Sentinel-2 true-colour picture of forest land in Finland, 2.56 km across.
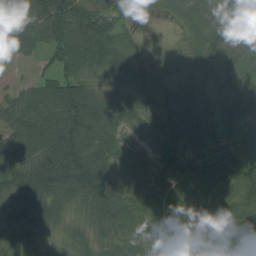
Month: August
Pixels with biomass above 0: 94%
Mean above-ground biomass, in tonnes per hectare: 78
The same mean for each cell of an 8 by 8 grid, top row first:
96 152 116 70 19 36 68 76
62 72 114 88 30 26 80 67
13 65 96 66 83 71 74 73
73 114 156 79 71 108 87 91
79 125 152 81 58 89 66 23
92 164 188 107 64 79 82 77
92 99 57 113 46 46 51 56
65 40 55 60 41 32 40 53
